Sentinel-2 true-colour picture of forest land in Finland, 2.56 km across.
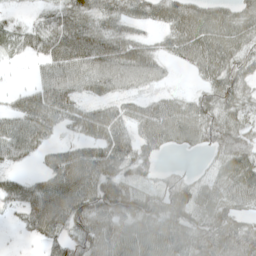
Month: April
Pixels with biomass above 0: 82%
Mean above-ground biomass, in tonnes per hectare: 65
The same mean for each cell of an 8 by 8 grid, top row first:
13 43 81 63 51 74 77 69
34 70 95 80 52 52 80 66
2 64 70 68 52 6 48 75
53 83 59 52 59 71 72 64
76 36 45 85 58 43 57 70
31 59 97 73 37 42 35 83
43 102 104 94 87 103 86 66
4 53 80 79 83 87 114 127
